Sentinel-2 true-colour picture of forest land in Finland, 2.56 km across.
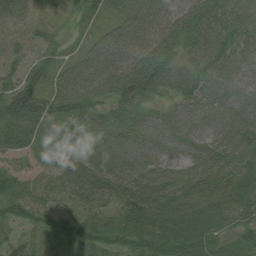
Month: August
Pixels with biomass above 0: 95%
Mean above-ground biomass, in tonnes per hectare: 70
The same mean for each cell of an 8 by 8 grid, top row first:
63 13 41 47 97 79 101 91
29 48 39 89 87 68 104 80
72 67 97 100 121 79 84 69
109 94 86 66 76 65 76 71
74 35 102 90 69 62 64 66
47 29 110 99 85 55 49 57
54 44 50 54 131 63 72 68
26 42 54 60 91 81 59 47
